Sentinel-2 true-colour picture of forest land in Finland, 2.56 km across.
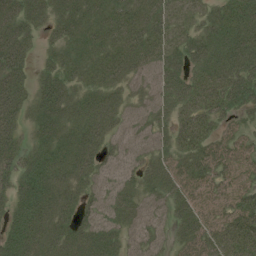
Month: July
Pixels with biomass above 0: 83%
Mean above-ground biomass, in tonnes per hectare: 33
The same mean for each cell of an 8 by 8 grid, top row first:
51 32 36 34 32 21 21 40
54 14 29 32 37 25 39 46
47 32 28 30 19 33 35 47
43 48 40 34 16 28 34 28
32 42 43 21 14 23 32 24
38 56 30 16 28 28 31 23
35 43 26 23 20 26 20 39
47 41 41 31 22 23 40 46
